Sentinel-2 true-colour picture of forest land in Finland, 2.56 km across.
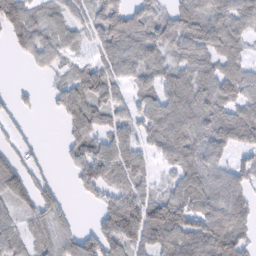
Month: February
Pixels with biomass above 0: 77%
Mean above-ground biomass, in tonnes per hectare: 67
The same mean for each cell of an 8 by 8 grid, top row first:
106 54 43 102 57 62 71 76
43 75 26 72 76 66 74 42
2 16 72 78 51 75 75 72
29 10 92 68 64 91 73 61
42 5 69 77 51 93 67 60
83 29 83 74 46 48 65 58
52 78 9 105 116 104 79 86
75 60 82 97 97 107 119 77
